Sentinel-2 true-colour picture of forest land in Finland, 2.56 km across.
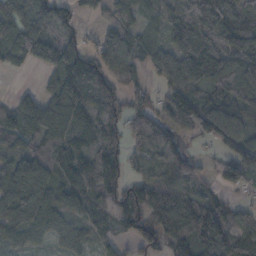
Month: November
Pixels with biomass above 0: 83%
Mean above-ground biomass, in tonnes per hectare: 91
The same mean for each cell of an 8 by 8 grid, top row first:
91 96 60 74 50 118 200 104
50 91 106 98 53 92 108 102
1 44 205 123 35 71 102 121
65 130 118 130 76 115 96 78
60 124 85 119 84 64 33 89
137 137 127 139 55 89 36 83
112 68 66 69 127 154 108 61
45 25 30 54 78 109 129 108
